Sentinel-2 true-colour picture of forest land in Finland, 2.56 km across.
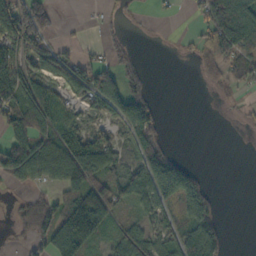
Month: October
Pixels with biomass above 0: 57%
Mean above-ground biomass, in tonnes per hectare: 57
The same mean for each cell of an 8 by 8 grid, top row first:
124 74 3 12 3 5 93 102
113 72 23 27 3 4 70 97
109 68 102 82 55 0 22 57
88 83 37 67 101 0 0 12
90 73 75 52 79 7 0 0
74 73 117 61 73 127 15 0
21 69 171 86 45 52 64 0
12 89 146 37 68 66 115 0
